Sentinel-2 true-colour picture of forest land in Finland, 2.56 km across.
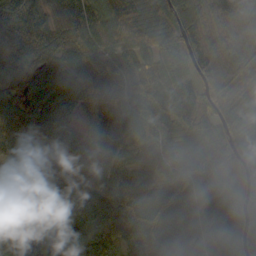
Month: September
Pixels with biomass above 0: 97%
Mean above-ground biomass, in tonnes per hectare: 83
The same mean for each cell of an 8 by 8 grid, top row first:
94 60 121 93 96 99 76 74
84 78 82 67 87 76 72 66
107 93 99 84 122 92 63 71
116 117 91 83 88 89 82 66
98 76 93 82 60 57 62 64
124 68 81 85 45 85 63 53
111 98 107 112 110 74 57 62
106 84 87 68 76 51 61 56
